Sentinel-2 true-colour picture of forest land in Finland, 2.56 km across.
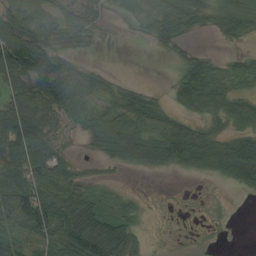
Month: August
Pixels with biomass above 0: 68%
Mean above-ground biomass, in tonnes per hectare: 48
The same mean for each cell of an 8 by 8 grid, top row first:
44 37 38 8 30 94 41 70
129 65 29 0 3 29 10 12
67 123 60 22 4 35 74 25
103 90 48 57 68 32 50 64
108 59 11 69 69 90 71 81
97 82 29 6 7 9 22 85
106 86 81 21 9 2 3 0
46 58 97 107 16 2 2 0
